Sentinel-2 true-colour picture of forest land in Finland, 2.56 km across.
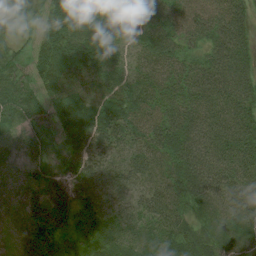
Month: August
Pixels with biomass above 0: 97%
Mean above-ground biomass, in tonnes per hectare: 68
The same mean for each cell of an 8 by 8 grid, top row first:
53 68 119 77 65 60 64 54
27 103 115 80 75 57 49 69
52 89 96 77 64 59 69 69
52 74 123 100 74 66 65 71
42 43 79 69 61 82 71 86
51 49 78 59 60 80 82 73
41 71 70 62 63 69 43 59
34 63 70 82 57 68 59 39
